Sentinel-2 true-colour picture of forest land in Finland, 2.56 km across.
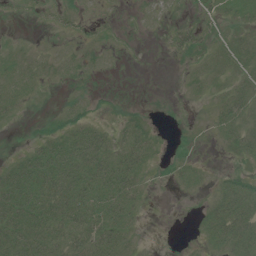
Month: July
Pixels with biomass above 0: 59%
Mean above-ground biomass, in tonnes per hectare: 15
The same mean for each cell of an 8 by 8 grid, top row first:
5 6 9 3 3 4 13 16
6 3 7 4 1 16 16 26
15 6 7 2 0 1 13 18
10 4 10 4 2 2 5 27
1 22 35 23 19 6 2 26
29 42 35 38 13 9 6 15
41 37 37 29 7 0 14 41
36 31 22 29 2 0 13 38
